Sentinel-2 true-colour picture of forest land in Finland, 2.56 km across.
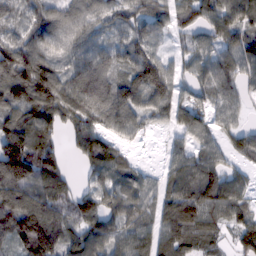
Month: February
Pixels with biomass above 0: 88%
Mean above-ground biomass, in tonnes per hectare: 92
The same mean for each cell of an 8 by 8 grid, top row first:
55 106 101 77 65 77 86 109
113 92 84 56 72 29 67 90
163 162 94 76 122 68 81 79
105 141 101 103 72 78 73 56
188 109 93 87 12 52 75 52
191 129 26 84 45 96 119 48
132 130 100 75 77 115 104 70
107 183 107 104 94 91 47 79
